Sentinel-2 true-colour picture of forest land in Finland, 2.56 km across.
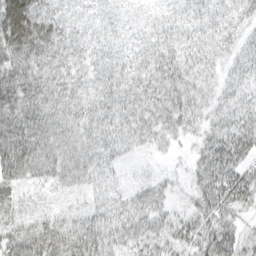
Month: March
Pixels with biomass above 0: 93%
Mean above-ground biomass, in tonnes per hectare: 42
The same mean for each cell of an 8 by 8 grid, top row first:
108 64 34 36 29 37 39 32
74 62 38 37 39 54 42 25
58 50 33 54 60 62 28 31
55 49 38 53 51 43 26 38
76 53 41 43 25 14 39 59
48 35 41 23 8 10 53 56
16 11 15 37 45 16 49 36
46 64 58 48 41 38 52 37
